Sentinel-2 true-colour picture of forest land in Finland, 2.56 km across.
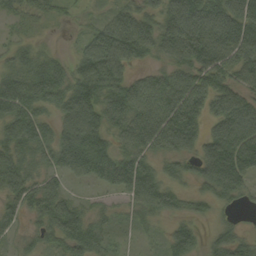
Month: September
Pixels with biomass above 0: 89%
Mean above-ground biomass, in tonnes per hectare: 85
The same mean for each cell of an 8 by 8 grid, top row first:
32 36 17 50 79 151 157 148
37 17 42 138 79 122 143 141
79 114 97 113 71 101 96 81
88 50 135 117 146 160 87 127
89 84 152 69 109 113 97 144
89 61 60 109 111 47 101 105
58 90 54 26 73 53 34 23
33 56 102 33 12 79 34 66
